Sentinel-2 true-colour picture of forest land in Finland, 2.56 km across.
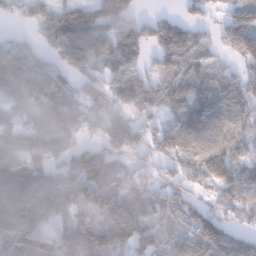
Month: January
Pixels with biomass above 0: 84%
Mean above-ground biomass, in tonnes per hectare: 108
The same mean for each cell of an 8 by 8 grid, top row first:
64 162 159 158 52 46 44 147
104 86 157 116 94 135 92 136
182 129 97 99 92 98 84 86
69 108 86 125 87 83 139 103
105 121 76 138 94 136 123 116
138 109 130 118 81 101 150 119
124 106 90 109 96 89 71 99
109 98 116 118 127 52 129 78
